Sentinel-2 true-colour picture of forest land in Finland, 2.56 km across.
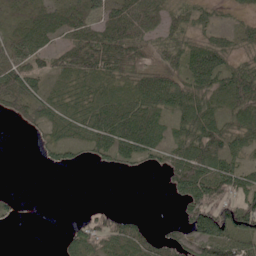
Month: June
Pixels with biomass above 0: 71%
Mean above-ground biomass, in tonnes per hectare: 45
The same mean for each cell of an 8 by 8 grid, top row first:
30 44 37 50 53 34 25 12
50 35 67 90 54 53 58 27
83 37 50 49 61 52 69 78
33 43 51 82 75 63 71 67
0 31 41 76 74 55 99 45
0 1 0 4 4 68 87 52
9 0 3 16 1 12 96 71
0 0 51 63 51 36 91 60
